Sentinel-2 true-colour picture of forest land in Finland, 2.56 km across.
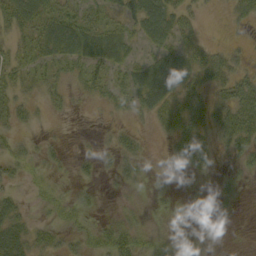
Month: September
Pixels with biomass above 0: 56%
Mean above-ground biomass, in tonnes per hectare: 26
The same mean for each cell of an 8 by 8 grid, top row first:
54 48 38 24 53 42 4 22
23 43 56 55 21 39 25 9
27 25 27 30 50 59 33 36
27 11 3 12 23 49 38 58
21 11 3 20 12 26 26 40
20 13 13 16 15 3 10 18
27 16 24 5 10 10 4 11
50 29 28 62 31 11 5 0
